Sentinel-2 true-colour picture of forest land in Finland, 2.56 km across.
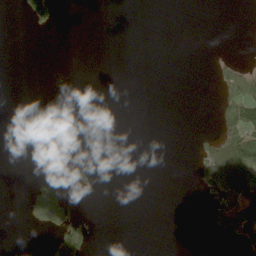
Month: June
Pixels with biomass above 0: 12%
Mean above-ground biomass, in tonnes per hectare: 16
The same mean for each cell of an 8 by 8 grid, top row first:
2 64 0 0 0 0 0 0
0 0 0 0 0 0 0 0
0 0 0 0 0 0 2 125
0 0 0 0 0 0 0 99
0 0 0 0 0 0 38 102
0 11 9 0 0 0 83 92
0 127 8 0 0 0 21 74
0 15 112 0 0 0 2 44
